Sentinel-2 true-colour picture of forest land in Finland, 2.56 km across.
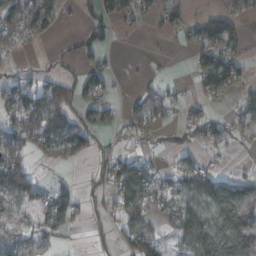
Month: October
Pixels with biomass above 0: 54%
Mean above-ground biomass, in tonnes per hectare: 59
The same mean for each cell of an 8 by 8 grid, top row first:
143 100 22 66 26 44 44 43
38 6 36 18 1 10 104 44
43 44 55 28 11 11 67 60
99 142 60 35 64 32 35 43
103 80 79 17 13 37 51 18
159 7 10 80 93 67 85 33
70 90 57 46 78 63 85 135
95 66 3 22 121 49 131 137
